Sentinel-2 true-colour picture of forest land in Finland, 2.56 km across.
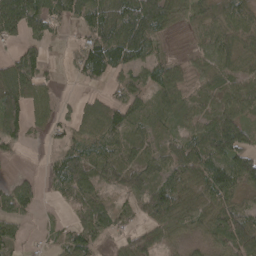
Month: April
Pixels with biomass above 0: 77%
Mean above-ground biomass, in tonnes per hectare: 60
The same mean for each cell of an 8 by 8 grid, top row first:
139 80 51 108 142 55 71 90
36 20 52 112 77 3 62 73
135 25 23 34 48 57 34 41
86 35 45 75 36 51 43 60
40 19 64 73 44 50 79 82
21 36 76 46 52 87 96 98
64 5 61 52 68 87 69 56
49 17 65 34 84 35 41 86
